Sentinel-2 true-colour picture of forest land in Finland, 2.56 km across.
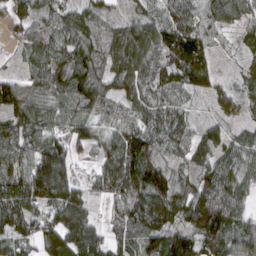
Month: March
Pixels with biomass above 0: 92%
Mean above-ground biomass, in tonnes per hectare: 81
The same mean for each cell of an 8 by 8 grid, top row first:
50 62 76 35 56 67 54 72
20 91 102 79 94 139 64 34
51 86 127 91 83 73 69 40
104 87 87 63 78 60 20 46
90 86 52 70 118 73 63 61
97 136 39 118 149 73 84 83
108 80 97 48 104 108 137 76
75 119 117 52 82 110 119 84
